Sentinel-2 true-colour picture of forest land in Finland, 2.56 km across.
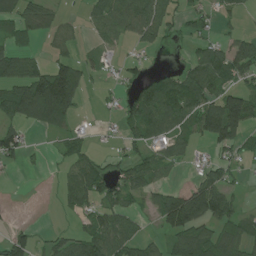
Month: July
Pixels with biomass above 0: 57%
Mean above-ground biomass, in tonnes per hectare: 59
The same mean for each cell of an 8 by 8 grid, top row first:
69 47 15 69 99 44 37 26
52 20 22 24 36 13 65 73
89 157 73 13 44 55 100 60
99 168 33 15 100 82 120 155
74 8 34 13 56 65 52 67
4 4 95 55 74 12 69 23
3 1 54 68 32 136 125 31
67 29 77 100 55 78 89 80
